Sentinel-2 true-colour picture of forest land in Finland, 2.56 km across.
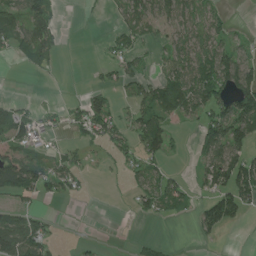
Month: June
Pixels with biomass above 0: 46%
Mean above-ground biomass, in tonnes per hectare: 45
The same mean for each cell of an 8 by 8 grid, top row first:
68 86 2 13 65 67 42 0
54 107 0 18 23 45 68 34
0 7 0 23 48 79 105 113
47 15 36 61 62 62 68 118
57 20 30 48 68 15 79 84
130 73 32 5 50 20 49 104
41 7 0 0 30 31 51 71
128 59 7 0 15 2 12 0
